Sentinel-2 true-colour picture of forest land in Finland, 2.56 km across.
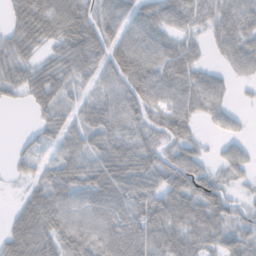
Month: November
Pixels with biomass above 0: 84%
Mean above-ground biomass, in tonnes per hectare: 57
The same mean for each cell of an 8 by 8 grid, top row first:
47 83 66 63 68 48 38 61
47 29 81 87 80 47 19 58
43 66 47 65 87 63 48 18
1 38 62 60 52 67 37 14
11 47 58 62 55 53 13 26
17 59 69 90 82 86 54 26
49 82 69 88 91 81 86 31
89 70 74 81 83 72 57 49
